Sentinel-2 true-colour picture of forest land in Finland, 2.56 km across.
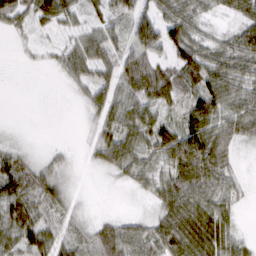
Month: March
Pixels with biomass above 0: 78%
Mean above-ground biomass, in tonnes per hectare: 41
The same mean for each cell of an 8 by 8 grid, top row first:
39 42 26 32 45 58 21 35
5 11 38 35 62 75 39 56
0 1 29 35 62 48 63 51
0 0 7 47 54 31 72 46
14 6 6 55 54 79 83 25
83 57 8 19 38 61 73 16
68 47 18 6 16 78 65 20
57 50 29 69 68 83 80 36
